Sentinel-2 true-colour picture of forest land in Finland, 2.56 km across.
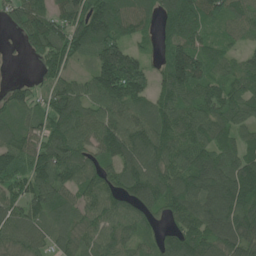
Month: June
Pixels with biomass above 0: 90%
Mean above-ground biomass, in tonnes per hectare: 110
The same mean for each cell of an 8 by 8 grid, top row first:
87 120 122 173 93 174 109 88
11 117 107 141 33 130 80 46
19 74 67 202 103 155 105 96
80 108 116 115 91 126 116 89
113 116 106 147 149 121 119 90
110 140 104 80 159 133 170 148
99 110 88 105 103 120 140 175
82 68 91 102 66 116 138 153
